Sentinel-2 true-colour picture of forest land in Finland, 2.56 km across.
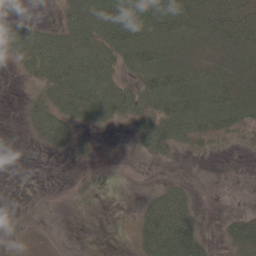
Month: May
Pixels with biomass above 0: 54%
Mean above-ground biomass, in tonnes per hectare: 28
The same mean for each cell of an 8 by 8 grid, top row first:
10 1 40 65 72 65 48 43
35 52 46 53 63 41 35 50
4 40 72 40 46 58 48 39
2 43 47 40 37 57 62 39
0 29 19 0 28 29 16 9
0 0 0 0 0 4 1 0
0 2 0 0 22 50 1 3
0 1 1 0 40 78 13 54
